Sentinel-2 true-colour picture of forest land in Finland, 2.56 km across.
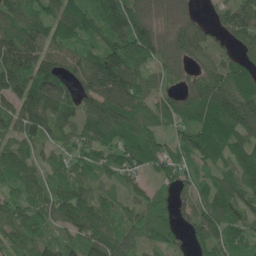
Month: May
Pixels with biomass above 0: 92%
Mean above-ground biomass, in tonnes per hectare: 94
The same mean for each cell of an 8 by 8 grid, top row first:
120 96 120 113 90 60 22 119
146 92 64 113 136 91 84 57
143 110 87 217 92 47 89 105
121 165 81 146 94 95 113 127
94 58 69 108 105 64 114 92
87 62 58 58 56 77 57 123
72 80 138 56 77 57 106 94
81 59 95 120 75 48 117 74
